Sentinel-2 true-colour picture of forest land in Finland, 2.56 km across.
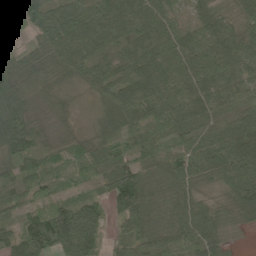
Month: May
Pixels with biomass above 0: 95%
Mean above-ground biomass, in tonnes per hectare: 71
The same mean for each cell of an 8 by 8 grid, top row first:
62 88 77 78 67 33 53 54
44 83 78 46 62 70 73 87
76 51 48 72 84 71 68 53
94 28 10 82 72 85 66 48
81 42 51 96 74 85 84 103
55 50 60 110 70 89 62 90
51 111 86 65 98 71 45 64
72 147 135 43 105 107 87 10
